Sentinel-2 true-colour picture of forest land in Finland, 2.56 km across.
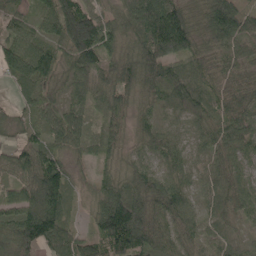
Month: May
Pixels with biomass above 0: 96%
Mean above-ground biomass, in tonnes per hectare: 75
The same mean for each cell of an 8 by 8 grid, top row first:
48 71 132 50 127 115 106 97
88 73 138 62 106 117 68 68
73 68 76 83 97 101 79 58
40 56 59 70 41 44 66 92
45 62 57 44 49 37 51 74
60 139 22 44 65 53 47 55
73 120 25 138 122 81 33 55
108 127 72 135 125 67 43 29
